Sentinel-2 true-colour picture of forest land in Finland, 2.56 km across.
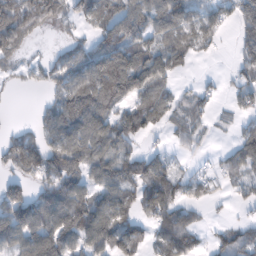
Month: February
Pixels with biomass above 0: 69%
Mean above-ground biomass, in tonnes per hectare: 75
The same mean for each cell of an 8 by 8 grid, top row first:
163 105 54 81 98 94 74 94
78 11 52 100 82 76 31 58
32 51 100 149 127 36 13 54
0 51 118 74 85 60 50 46
72 85 95 83 32 29 18 55
65 97 78 86 105 64 33 59
159 120 119 99 73 94 22 18
88 142 96 108 59 116 38 83
